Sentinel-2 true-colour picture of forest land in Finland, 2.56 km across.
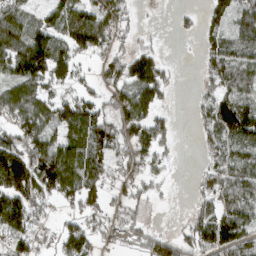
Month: March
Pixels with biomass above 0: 72%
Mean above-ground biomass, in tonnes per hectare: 80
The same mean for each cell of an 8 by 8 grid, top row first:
87 68 113 114 6 13 48 89
112 140 95 60 37 1 55 76
105 117 48 80 156 20 63 85
85 89 123 72 102 15 74 155
108 103 112 112 118 34 44 97
186 160 127 56 57 4 51 68
150 45 82 48 39 3 83 90
83 43 113 42 68 73 105 100
